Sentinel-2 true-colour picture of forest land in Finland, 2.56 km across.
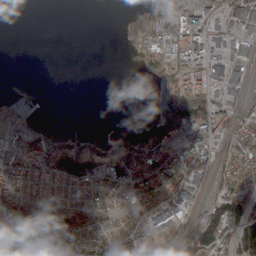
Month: April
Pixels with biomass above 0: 58%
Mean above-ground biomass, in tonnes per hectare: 46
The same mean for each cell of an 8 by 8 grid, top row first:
0 0 0 0 88 64 47 42
0 0 0 1 72 50 46 23
16 0 0 0 15 54 43 12
46 3 0 0 6 108 70 28
78 85 59 53 133 80 49 59
87 95 119 83 90 84 31 68
65 75 78 58 57 23 52 92
10 28 49 45 41 24 93 95
